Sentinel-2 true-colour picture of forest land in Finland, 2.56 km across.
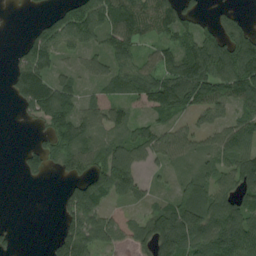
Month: August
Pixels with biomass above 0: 71%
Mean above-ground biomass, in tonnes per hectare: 70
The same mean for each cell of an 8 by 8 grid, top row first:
1 24 96 120 94 78 18 27
18 87 53 80 40 68 126 131
70 91 40 65 88 132 137 128
11 99 66 58 32 71 58 54
2 59 79 54 80 71 45 91
7 31 74 139 37 28 54 108
0 0 149 40 32 100 123 108
13 15 139 73 64 132 121 125
